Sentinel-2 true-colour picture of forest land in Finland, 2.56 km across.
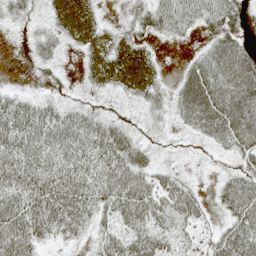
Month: May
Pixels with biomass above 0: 74%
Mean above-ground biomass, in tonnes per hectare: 35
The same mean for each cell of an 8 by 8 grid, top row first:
28 12 11 3 41 52 41 37
1 30 8 19 12 3 29 38
1 14 9 15 21 16 66 76
56 43 35 19 22 23 60 102
57 57 53 62 22 6 13 51
56 53 49 54 39 27 8 37
57 63 55 43 55 50 16 57
62 23 18 32 43 25 20 59
